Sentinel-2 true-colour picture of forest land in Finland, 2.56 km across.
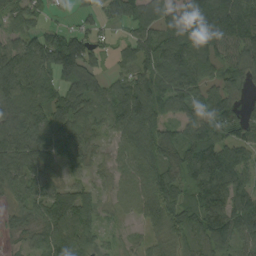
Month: September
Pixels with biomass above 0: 88%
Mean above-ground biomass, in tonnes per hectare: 77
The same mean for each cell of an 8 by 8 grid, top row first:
57 25 29 52 82 107 175 140
61 122 112 29 85 121 104 99
104 67 102 45 79 100 68 59
93 92 77 76 121 60 80 52
117 87 70 31 95 88 117 95
88 64 33 31 64 70 134 79
42 91 80 24 54 74 111 100
20 71 74 23 23 46 79 77
